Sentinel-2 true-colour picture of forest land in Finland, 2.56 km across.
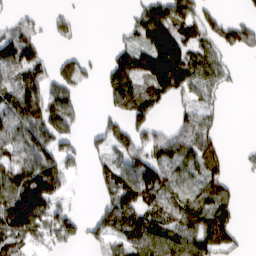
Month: March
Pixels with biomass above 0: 61%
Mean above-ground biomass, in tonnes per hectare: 69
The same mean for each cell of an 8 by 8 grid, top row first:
24 19 8 0 94 126 54 16
112 18 11 25 101 148 65 57
75 65 61 91 108 161 69 9
106 123 47 45 84 26 48 0
84 95 34 73 68 97 71 3
96 141 15 86 107 59 91 7
156 124 10 94 93 67 90 27
88 48 38 85 115 92 118 26
